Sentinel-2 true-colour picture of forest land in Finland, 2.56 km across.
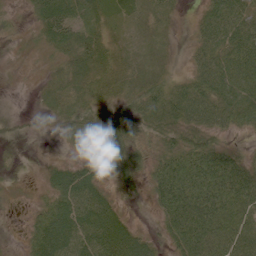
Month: June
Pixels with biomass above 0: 87%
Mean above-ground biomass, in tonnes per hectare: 42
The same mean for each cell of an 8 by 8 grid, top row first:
11 62 38 29 22 14 44 62
9 24 46 25 13 6 56 67
7 15 28 29 25 29 76 79
7 18 34 33 53 72 71 65
9 6 47 58 24 41 50 11
7 33 64 34 34 81 81 75
6 44 79 51 7 79 83 63
8 89 73 87 39 45 70 69
